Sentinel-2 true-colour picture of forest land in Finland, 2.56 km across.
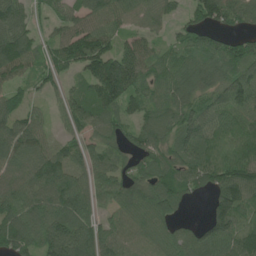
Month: June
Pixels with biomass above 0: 87%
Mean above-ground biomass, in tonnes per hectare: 92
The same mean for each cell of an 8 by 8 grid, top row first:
99 49 80 100 86 41 120 121
135 58 138 84 62 53 83 83
65 55 60 218 81 95 88 100
74 32 97 81 83 106 82 97
102 52 66 67 87 94 106 112
87 123 74 86 94 95 96 131
98 95 101 82 140 77 52 112
100 110 123 100 107 105 105 117
